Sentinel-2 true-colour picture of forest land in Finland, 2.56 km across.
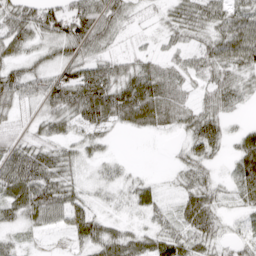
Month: April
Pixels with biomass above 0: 80%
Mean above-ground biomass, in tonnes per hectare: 41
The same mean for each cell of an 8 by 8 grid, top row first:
55 70 81 51 10 32 49 50
37 26 52 23 13 28 42 72
53 46 79 68 62 37 40 34
25 39 67 72 72 50 45 13
37 38 28 9 0 10 73 46
85 72 19 16 10 16 28 48
57 77 44 9 31 28 60 19
21 7 35 56 40 61 39 20
